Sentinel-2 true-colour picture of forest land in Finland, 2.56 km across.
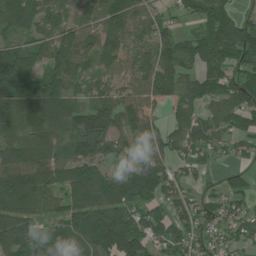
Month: July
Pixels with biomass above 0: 84%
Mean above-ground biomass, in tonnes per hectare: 83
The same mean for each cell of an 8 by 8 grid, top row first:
89 84 71 84 71 25 88 51
73 87 103 68 69 104 112 120
126 85 74 45 89 94 84 89
95 122 90 94 137 71 46 105
99 91 117 82 90 63 71 42
117 89 90 78 125 53 21 34
96 65 99 102 68 65 44 53
101 88 96 153 98 83 47 47
